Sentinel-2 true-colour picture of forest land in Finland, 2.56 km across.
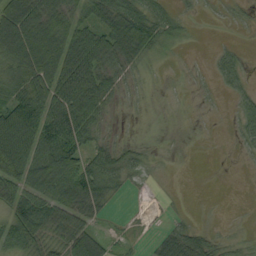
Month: September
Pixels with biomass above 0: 63%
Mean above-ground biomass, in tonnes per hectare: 40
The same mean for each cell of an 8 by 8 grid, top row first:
113 83 38 70 59 22 2 6
115 122 95 72 60 8 2 10
63 92 110 40 7 2 6 27
89 78 86 11 3 4 1 28
93 69 39 26 9 2 0 14
67 88 80 54 11 0 0 0
50 67 81 15 2 1 0 0
60 54 52 21 11 67 28 9
